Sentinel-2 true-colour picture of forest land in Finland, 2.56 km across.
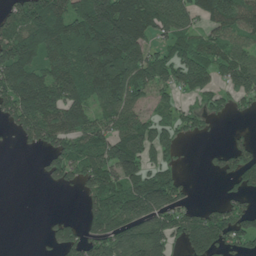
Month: June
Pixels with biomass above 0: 68%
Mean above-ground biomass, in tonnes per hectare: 102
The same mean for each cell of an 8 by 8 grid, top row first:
113 171 137 221 170 136 113 123
157 138 131 204 135 95 85 97
140 118 134 160 110 111 103 134
144 164 112 130 62 61 59 22
13 90 106 149 131 67 7 40
0 46 93 131 132 60 13 93
0 1 24 155 171 108 44 72
0 35 109 138 175 76 175 88
